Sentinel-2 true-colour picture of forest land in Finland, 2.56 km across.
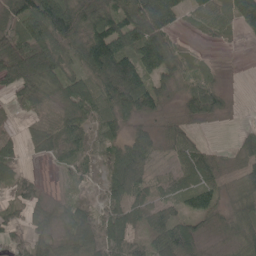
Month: May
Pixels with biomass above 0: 83%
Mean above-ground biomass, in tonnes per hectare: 55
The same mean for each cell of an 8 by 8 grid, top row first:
63 107 78 72 130 52 56 62
69 97 71 138 103 33 5 3
86 65 51 140 93 42 33 0
14 28 56 63 68 24 74 2
26 69 54 43 64 56 19 37
40 3 27 77 61 47 65 45
38 40 26 52 43 36 51 49
42 50 76 79 43 108 23 53
